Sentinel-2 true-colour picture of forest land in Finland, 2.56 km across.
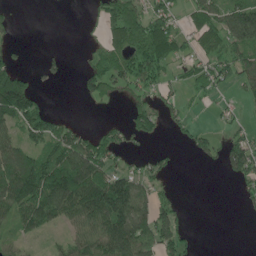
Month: May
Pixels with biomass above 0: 52%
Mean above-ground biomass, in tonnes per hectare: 68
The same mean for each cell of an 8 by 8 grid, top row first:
14 0 1 94 110 53 98 174
20 6 8 70 120 71 66 102
121 18 33 87 88 34 82 64
143 44 1 2 68 41 14 19
73 91 105 69 17 14 48 84
140 151 160 108 62 14 0 76
117 133 153 179 95 58 0 11
51 15 86 160 134 89 0 0
